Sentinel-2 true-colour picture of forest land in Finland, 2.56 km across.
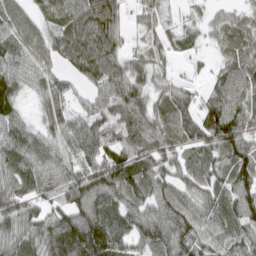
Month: March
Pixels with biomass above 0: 89%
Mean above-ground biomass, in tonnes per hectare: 63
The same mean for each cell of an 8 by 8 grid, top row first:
55 40 88 70 43 15 25 35
56 61 97 71 33 34 20 57
61 57 45 83 52 29 24 89
47 50 45 62 71 64 56 84
72 61 75 74 76 51 54 85
73 64 66 92 92 61 58 79
79 43 81 69 68 77 64 76
73 90 115 87 70 76 57 60
